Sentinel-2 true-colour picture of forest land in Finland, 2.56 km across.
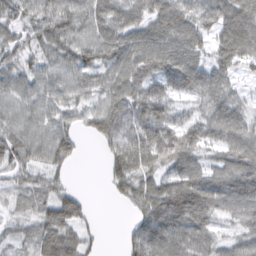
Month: February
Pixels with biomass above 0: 86%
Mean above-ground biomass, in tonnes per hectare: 65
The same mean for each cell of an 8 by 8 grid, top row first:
66 69 63 65 56 85 63 86
66 56 71 71 82 79 58 81
59 63 61 70 90 79 73 31
71 65 49 90 94 50 60 54
91 84 35 68 97 99 62 76
49 49 0 51 78 72 68 103
23 58 47 3 74 128 81 79
26 58 65 0 91 78 59 55
